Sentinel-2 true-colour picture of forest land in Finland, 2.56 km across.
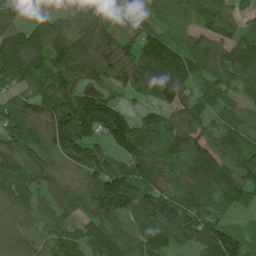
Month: July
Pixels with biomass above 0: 92%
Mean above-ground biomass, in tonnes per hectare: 101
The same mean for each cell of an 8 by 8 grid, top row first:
54 76 73 79 56 52 86 43
209 167 132 103 142 95 80 131
82 104 98 88 113 153 71 99
111 123 150 101 54 95 67 61
97 103 158 117 130 109 109 96
91 76 75 164 129 87 152 117
101 72 83 138 106 128 78 52
92 77 88 107 75 77 129 86
